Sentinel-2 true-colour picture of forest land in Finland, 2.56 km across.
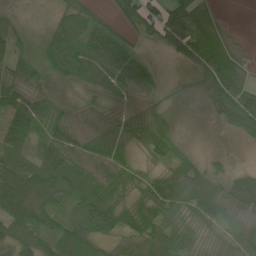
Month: June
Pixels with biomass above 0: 81%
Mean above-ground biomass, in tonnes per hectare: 63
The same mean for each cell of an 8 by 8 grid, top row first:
11 14 57 28 67 83 57 0
38 65 93 103 18 60 127 15
73 39 68 89 65 4 75 68
132 67 31 40 44 10 18 130
116 85 67 66 65 45 0 9
129 110 80 68 44 85 68 24
104 70 75 75 83 93 102 69
79 54 74 30 68 97 25 75
